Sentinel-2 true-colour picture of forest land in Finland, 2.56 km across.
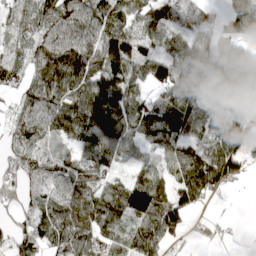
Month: April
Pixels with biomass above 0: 85%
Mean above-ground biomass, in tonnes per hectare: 78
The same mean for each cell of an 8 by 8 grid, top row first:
46 87 82 78 76 61 31 114
39 76 89 122 67 61 98 38
51 70 103 117 77 97 34 74
27 81 137 157 107 161 74 66
36 48 65 99 66 102 71 109
59 80 74 53 85 83 145 57
41 79 97 94 174 161 18 0
59 82 114 67 111 41 24 3
